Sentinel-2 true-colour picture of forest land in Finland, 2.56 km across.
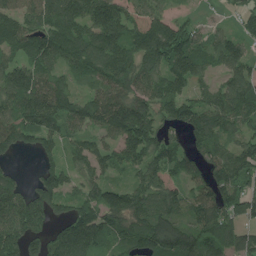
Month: July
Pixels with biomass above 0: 86%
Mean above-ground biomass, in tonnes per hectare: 109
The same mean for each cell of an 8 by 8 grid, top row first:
115 126 133 141 130 51 12 49
99 136 138 143 145 161 85 70
132 119 59 140 126 111 53 125
117 155 121 171 136 114 127 138
110 74 73 81 165 74 106 89
50 97 66 50 96 104 97 123
116 100 100 125 109 85 126 107
116 105 176 99 123 154 126 95
